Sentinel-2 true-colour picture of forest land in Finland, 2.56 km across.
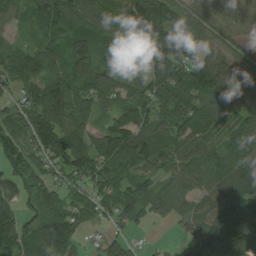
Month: August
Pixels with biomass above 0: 88%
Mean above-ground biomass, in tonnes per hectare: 84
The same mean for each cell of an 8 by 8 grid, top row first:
53 108 98 88 165 88 63 49
47 66 72 79 134 188 71 36
79 82 94 80 72 129 163 44
72 106 87 74 84 115 78 53
103 117 97 119 130 102 76 79
71 63 100 89 67 62 72 107
69 75 76 65 62 63 74 122
118 99 35 46 11 18 103 90
